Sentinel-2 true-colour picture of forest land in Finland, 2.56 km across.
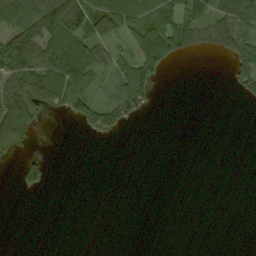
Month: September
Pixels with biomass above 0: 36%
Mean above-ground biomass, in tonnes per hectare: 31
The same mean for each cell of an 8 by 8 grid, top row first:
83 98 99 108 78 57 55 75
85 74 84 49 89 69 29 66
63 88 77 34 76 0 0 43
110 24 50 67 25 0 0 0
57 0 0 3 0 0 0 0
21 29 0 0 0 0 0 0
0 0 0 0 0 0 0 0
0 0 0 0 0 0 0 0
